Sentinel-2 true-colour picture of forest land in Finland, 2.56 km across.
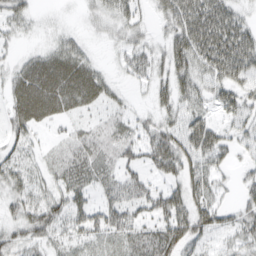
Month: March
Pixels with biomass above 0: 76%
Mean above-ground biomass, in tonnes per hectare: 38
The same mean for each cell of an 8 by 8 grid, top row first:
34 5 7 31 19 57 71 36
12 22 25 11 29 52 75 86
40 70 66 18 20 55 43 46
42 47 27 23 13 41 30 44
31 14 33 37 46 65 61 28
34 23 45 36 34 41 46 17
30 49 45 58 40 68 50 30
37 33 31 41 43 63 25 33
